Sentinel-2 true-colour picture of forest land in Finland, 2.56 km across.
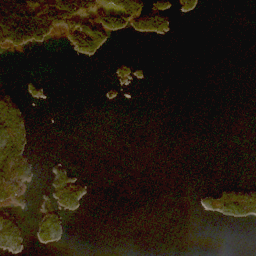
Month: November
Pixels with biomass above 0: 18%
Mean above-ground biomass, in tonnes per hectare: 20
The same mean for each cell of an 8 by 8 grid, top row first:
103 108 98 78 68 32 2 0
50 12 51 13 0 0 0 0
7 5 0 16 3 0 0 0
49 0 0 0 0 0 0 0
128 0 0 0 0 0 0 0
186 17 16 0 0 0 0 0
29 40 16 0 0 0 23 77
26 23 0 0 0 0 0 0
